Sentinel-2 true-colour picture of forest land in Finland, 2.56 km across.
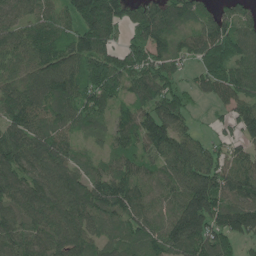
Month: June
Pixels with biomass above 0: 92%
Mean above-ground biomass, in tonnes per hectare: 108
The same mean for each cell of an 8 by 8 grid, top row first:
87 80 155 146 147 112 89 111
113 113 116 81 109 77 122 111
87 126 100 110 117 76 74 110
121 110 100 68 109 127 18 93
140 127 47 67 107 159 74 81
126 117 92 107 77 125 171 135
107 129 140 104 93 95 172 125
110 115 118 67 105 141 153 82
